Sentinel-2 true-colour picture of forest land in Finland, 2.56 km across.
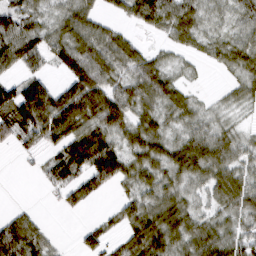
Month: March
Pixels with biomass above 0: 77%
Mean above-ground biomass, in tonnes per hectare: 49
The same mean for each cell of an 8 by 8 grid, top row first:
60 28 60 21 62 63 24 43
74 55 74 65 26 26 25 47
43 37 78 52 76 28 3 28
89 112 89 80 50 41 18 15
41 53 93 63 68 44 64 33
1 41 61 87 50 45 54 43
12 2 22 14 66 57 27 47
97 35 22 29 79 61 63 45
